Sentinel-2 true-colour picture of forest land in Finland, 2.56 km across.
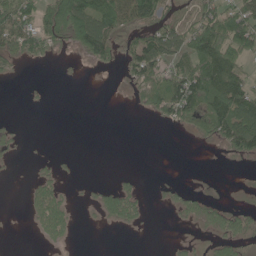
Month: June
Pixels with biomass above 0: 41%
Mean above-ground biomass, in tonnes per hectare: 39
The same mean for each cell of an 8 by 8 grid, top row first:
94 96 126 106 92 47 82 90
58 48 54 68 97 81 126 80
5 1 2 1 73 76 139 67
0 2 0 0 20 80 88 92
13 0 0 0 0 0 14 79
1 18 3 4 5 1 2 0
0 84 4 47 18 24 47 26
0 26 2 0 0 7 17 49
